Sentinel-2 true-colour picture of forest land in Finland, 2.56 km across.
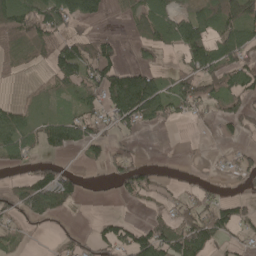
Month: May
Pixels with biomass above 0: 53%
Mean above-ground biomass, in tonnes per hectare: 50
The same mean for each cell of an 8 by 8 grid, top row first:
107 98 107 13 57 60 72 83
48 56 65 44 33 48 96 83
6 20 72 106 96 47 76 66
39 20 48 72 100 38 29 62
58 55 64 39 6 0 4 21
16 61 28 40 55 9 8 36
51 88 7 0 9 36 56 51
27 3 21 79 84 108 88 27
